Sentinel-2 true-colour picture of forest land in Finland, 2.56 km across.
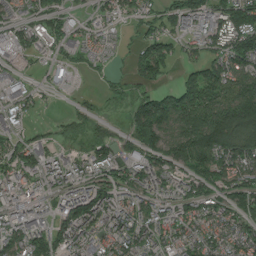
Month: July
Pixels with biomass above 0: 79%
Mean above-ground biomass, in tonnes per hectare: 85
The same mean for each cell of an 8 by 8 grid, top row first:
52 70 23 39 64 106 116 147
61 43 53 24 79 49 77 149
43 28 5 25 62 37 147 111
58 12 36 13 179 184 150 169
76 44 30 87 130 125 184 118
90 84 84 73 89 83 119 88
109 66 178 109 76 80 86 103
101 114 97 75 101 80 86 91
